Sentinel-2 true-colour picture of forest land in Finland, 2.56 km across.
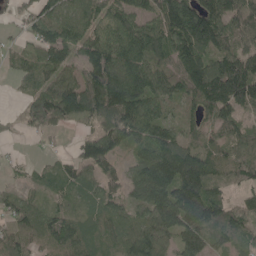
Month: May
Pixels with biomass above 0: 85%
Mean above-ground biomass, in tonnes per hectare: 95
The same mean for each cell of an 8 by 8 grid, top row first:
43 79 83 81 70 167 163 117
45 148 72 115 131 135 130 89
40 77 89 172 127 95 175 192
21 150 120 159 112 51 90 90
5 11 51 94 75 106 72 94
14 51 61 56 99 165 170 90
80 57 61 67 80 177 165 62
87 74 97 63 115 88 100 67
